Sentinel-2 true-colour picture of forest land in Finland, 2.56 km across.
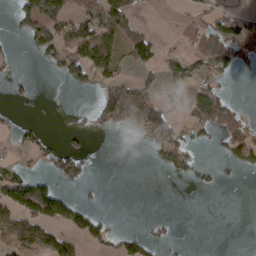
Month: March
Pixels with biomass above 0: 34%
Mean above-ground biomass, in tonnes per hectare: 37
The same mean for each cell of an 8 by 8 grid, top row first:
41 121 64 81 7 8 35 47
3 69 88 85 85 12 100 59
15 3 53 67 47 61 35 7
5 2 10 107 99 32 86 34
14 21 14 0 14 79 17 59
43 26 38 0 0 25 9 7
48 77 53 0 0 0 0 0
57 79 50 41 44 11 0 0
